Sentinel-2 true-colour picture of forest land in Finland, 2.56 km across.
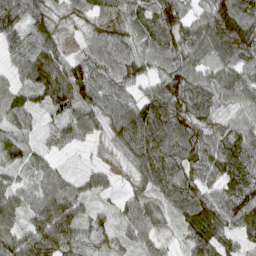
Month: March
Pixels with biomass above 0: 92%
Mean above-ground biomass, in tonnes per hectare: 70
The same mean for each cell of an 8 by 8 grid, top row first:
82 69 50 66 63 80 91 126
70 86 32 84 68 84 74 107
44 108 92 74 54 90 65 71
60 44 78 71 89 97 76 60
37 36 37 35 104 110 87 91
30 59 29 23 74 94 78 78
68 100 60 24 64 55 92 98
83 116 50 40 55 30 90 58
